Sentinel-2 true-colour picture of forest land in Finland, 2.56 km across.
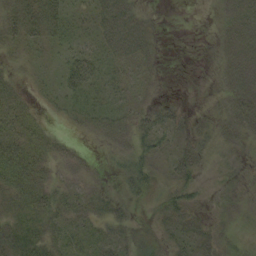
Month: September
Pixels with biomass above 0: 73%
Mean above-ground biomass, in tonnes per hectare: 21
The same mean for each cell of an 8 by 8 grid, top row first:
41 47 17 42 14 0 2 40
16 15 19 28 25 0 6 37
16 10 45 18 15 1 4 30
35 7 21 24 21 14 7 35
45 25 7 20 28 18 16 15
44 20 16 5 29 24 4 10
30 36 24 22 3 27 6 13
46 34 23 24 5 16 23 16
